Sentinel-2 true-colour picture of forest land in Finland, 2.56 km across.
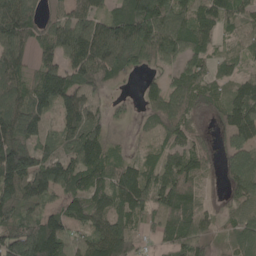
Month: May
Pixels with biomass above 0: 87%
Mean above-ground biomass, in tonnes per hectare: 100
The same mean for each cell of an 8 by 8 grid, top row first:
160 55 96 95 176 136 98 90
108 84 148 133 133 116 66 45
93 133 96 54 41 76 70 72
142 91 118 40 49 103 57 133
135 65 121 51 46 86 39 111
198 155 127 104 102 130 41 110
113 51 80 123 111 130 35 60
188 213 93 167 40 99 68 82
